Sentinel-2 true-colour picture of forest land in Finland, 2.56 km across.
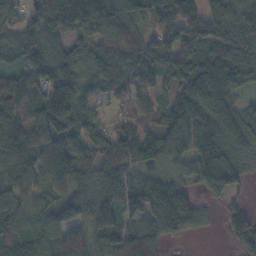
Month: November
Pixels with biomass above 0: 89%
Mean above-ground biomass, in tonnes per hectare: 93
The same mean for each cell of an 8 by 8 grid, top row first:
51 94 111 132 90 115 97 104
91 92 52 115 103 114 99 134
82 152 98 92 68 88 134 89
108 161 109 37 81 114 111 65
105 118 95 104 96 86 134 80
87 97 98 81 74 49 102 67
78 80 120 101 126 165 20 35
78 95 78 110 123 32 3 52
